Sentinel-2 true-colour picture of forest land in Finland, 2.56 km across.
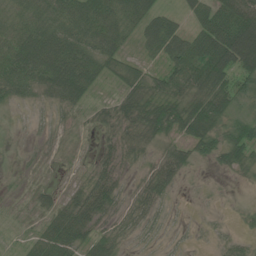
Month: June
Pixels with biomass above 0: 75%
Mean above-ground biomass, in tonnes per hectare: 41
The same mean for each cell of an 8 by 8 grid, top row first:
46 50 62 50 67 32 56 99
73 81 62 50 28 60 84 130
64 73 83 26 51 57 82 64
7 15 17 38 75 73 93 34
3 9 2 21 37 38 63 65
5 2 6 30 22 40 3 14
3 29 56 32 33 6 3 6
4 61 52 40 10 9 5 18
